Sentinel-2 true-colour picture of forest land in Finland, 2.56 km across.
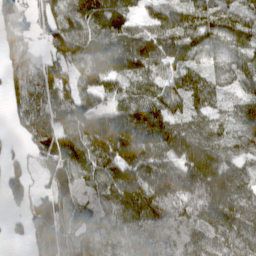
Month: April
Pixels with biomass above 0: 90%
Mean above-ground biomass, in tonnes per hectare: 112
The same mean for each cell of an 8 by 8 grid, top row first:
106 98 162 201 56 85 111 107
117 71 145 165 160 133 87 104
90 112 89 113 95 85 83 102
75 125 156 112 149 76 85 56
23 138 166 197 169 141 118 62
84 75 108 143 163 156 178 77
41 125 102 124 207 160 155 121
20 114 82 80 90 78 93 91
